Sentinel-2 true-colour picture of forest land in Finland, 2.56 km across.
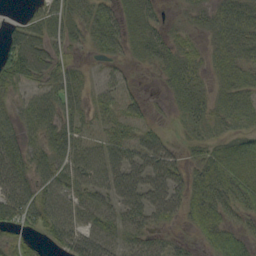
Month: September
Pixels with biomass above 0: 79%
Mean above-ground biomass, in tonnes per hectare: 48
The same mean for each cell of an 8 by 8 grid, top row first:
12 68 47 61 57 8 42 89
79 57 22 54 53 38 28 66
65 48 34 27 5 53 25 47
34 54 39 41 27 18 41 47
56 60 53 60 67 16 30 39
68 63 68 74 71 56 67 65
66 71 39 58 83 50 67 46
34 31 62 46 44 21 34 46
